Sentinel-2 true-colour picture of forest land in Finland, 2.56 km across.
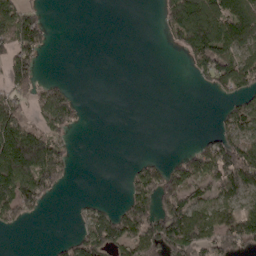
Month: April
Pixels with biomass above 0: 45%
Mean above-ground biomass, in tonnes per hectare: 62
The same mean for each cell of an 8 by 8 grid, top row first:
129 17 0 0 0 105 126 93
108 22 0 0 0 33 147 86
102 20 0 0 0 0 63 108
95 118 34 0 0 0 0 80
177 140 2 0 0 0 58 108
165 130 2 0 85 87 107 141
121 17 16 47 114 135 79 70
0 4 69 136 125 145 91 118
